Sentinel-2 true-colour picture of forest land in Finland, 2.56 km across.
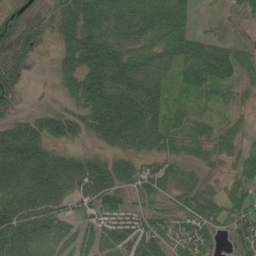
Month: June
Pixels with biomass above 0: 84%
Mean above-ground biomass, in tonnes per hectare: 76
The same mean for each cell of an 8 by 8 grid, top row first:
41 60 107 89 82 91 7 26
112 20 127 115 68 78 80 39
84 11 106 142 103 49 94 47
30 47 69 158 154 28 19 19
149 87 30 78 99 50 52 34
181 188 156 114 60 52 23 48
142 129 41 69 40 38 65 55
113 42 53 88 121 64 55 60
